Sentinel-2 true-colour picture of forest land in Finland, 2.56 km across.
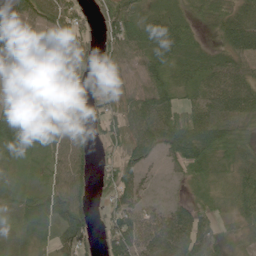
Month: June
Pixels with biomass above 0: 87%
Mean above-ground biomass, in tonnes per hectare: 53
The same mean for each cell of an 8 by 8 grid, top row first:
57 57 46 68 50 46 37 61
71 50 51 54 56 72 23 71
79 70 55 48 48 47 56 56
68 74 61 50 78 63 68 68
43 56 48 37 63 78 75 53
26 35 53 52 34 20 41 45
41 58 58 59 37 38 36 44
22 28 69 71 66 86 59 19
